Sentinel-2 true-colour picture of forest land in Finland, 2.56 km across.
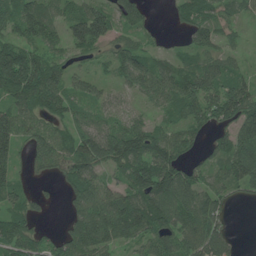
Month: June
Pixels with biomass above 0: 81%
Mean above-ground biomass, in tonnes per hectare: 77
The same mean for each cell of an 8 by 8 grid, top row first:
83 72 96 93 58 39 80 41
104 62 72 54 50 19 63 23
168 122 43 34 98 97 99 63
90 73 46 51 28 61 90 114
85 100 96 148 109 75 35 99
48 31 119 41 138 110 61 98
66 17 87 107 128 118 97 9
100 42 110 86 72 84 106 10
